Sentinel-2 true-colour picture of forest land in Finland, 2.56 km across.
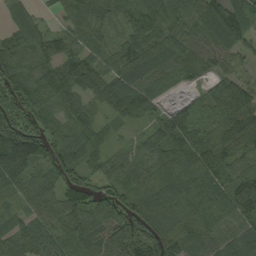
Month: August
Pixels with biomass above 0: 93%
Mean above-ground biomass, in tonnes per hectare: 88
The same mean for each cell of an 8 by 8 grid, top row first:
42 18 76 62 109 101 97 99
92 74 72 45 97 111 95 61
121 113 106 91 106 65 49 69
72 75 87 58 71 73 71 133
152 107 108 46 64 135 102 96
99 82 64 60 76 111 88 84
37 76 92 82 101 102 94 96
102 82 108 137 162 110 79 97
